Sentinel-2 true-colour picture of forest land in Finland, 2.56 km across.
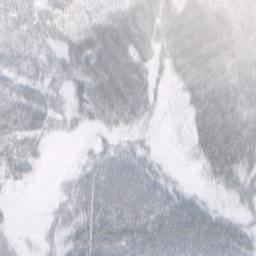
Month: February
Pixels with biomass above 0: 78%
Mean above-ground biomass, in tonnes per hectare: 39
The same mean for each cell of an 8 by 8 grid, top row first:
36 38 29 39 45 49 55 60
33 23 51 62 32 52 64 56
30 29 43 65 33 25 58 64
52 34 23 47 34 4 75 70
40 11 6 18 18 3 67 81
25 2 27 45 40 11 26 48
2 13 36 50 48 53 32 26
7 15 38 54 62 67 71 51
